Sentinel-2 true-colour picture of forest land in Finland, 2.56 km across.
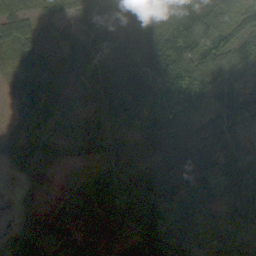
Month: September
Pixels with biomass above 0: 92%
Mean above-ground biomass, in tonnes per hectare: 68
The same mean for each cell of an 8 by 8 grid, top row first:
41 24 24 39 100 135 74 85
56 35 55 55 89 139 87 74
37 34 39 75 57 183 97 79
31 51 61 84 120 118 60 127
36 59 74 63 68 75 67 85
18 9 31 66 39 70 83 96
18 37 111 67 103 66 63 75
103 57 39 47 83 50 60 63
